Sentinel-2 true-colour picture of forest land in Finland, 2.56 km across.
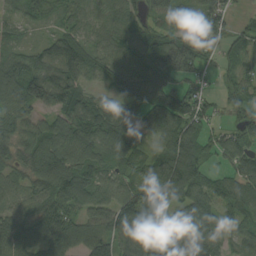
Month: August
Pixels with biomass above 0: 89%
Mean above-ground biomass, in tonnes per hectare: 86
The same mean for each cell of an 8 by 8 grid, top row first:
36 52 63 72 60 60 97 18
49 94 113 70 93 108 69 62
107 152 94 72 112 91 22 63
90 72 108 75 69 120 51 57
93 122 118 88 37 106 61 72
56 134 127 70 70 136 53 69
56 92 86 100 145 108 100 78
91 94 95 91 136 150 109 61
